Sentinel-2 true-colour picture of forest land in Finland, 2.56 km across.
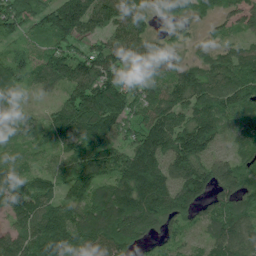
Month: June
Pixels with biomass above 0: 94%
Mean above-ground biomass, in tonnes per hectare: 111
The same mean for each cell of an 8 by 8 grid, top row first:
119 126 200 137 87 76 58 77
65 87 74 112 83 65 50 66
122 92 132 129 93 123 118 125
83 41 153 171 117 128 123 73
47 62 104 119 136 163 127 64
78 67 128 138 190 128 146 117
121 120 116 160 179 154 96 137
105 170 133 137 77 60 84 129
